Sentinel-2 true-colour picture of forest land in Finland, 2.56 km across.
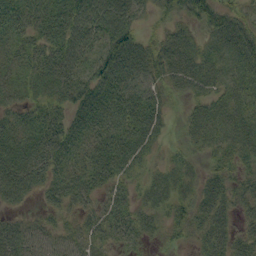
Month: September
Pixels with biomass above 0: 89%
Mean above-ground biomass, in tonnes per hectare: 41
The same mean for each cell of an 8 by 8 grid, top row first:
39 48 70 79 26 37 39 38
29 41 59 56 52 56 27 54
33 48 50 60 52 47 40 35
31 45 45 57 60 11 34 39
55 61 46 56 47 12 35 45
68 46 45 45 22 34 29 30
19 26 31 33 26 33 46 27
58 44 37 29 20 21 43 36
